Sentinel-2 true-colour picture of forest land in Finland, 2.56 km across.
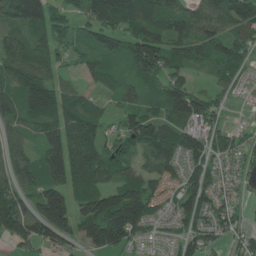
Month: June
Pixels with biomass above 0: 87%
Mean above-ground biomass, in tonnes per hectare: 91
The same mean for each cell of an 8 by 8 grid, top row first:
142 123 63 150 143 114 91 131
94 88 51 93 162 90 92 84
105 87 35 61 86 77 43 50
93 128 109 39 92 128 96 3
68 81 122 60 118 112 106 63
98 106 117 72 75 48 97 38
152 178 100 168 126 67 79 32
80 95 79 148 37 48 70 49
